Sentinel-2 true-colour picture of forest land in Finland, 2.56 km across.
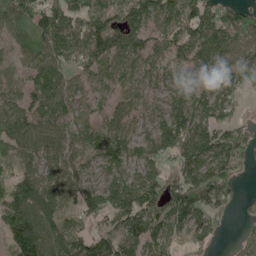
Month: May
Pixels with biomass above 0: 85%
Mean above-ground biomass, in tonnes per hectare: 85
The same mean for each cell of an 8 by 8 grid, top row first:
129 128 103 84 114 102 88 68
65 115 92 118 84 89 107 83
37 94 49 73 60 51 74 88
84 79 57 70 57 107 104 30
80 65 58 102 65 117 113 108
53 59 59 66 87 76 133 39
125 96 72 107 130 110 124 28
116 121 66 108 116 49 56 48
